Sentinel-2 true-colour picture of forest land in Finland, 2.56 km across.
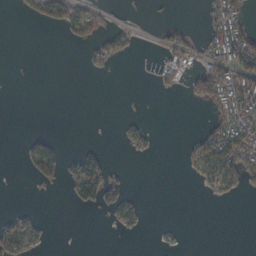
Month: October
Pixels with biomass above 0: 25%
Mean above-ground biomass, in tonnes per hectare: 26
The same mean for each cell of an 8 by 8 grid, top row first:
4 48 74 12 1 1 31 75
0 0 12 47 2 44 52 116
0 0 0 2 1 25 112 101
0 0 0 0 2 0 23 94
0 38 7 1 30 1 86 139
0 61 94 34 0 0 65 78
7 0 18 43 13 0 0 0
74 9 0 0 1 3 0 0
